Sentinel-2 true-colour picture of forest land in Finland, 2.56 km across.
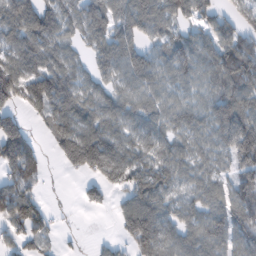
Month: February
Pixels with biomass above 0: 80%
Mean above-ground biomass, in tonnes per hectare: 92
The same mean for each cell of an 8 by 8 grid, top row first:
137 120 93 102 143 99 86 74
104 103 54 116 89 90 85 139
140 156 82 76 92 76 73 117
75 107 121 87 85 81 86 137
180 32 174 111 81 75 74 150
103 24 47 102 106 85 76 81
121 45 16 29 154 75 93 118
51 33 9 20 133 77 94 90
